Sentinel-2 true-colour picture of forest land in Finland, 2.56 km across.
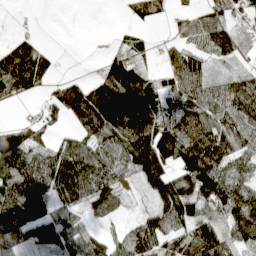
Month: April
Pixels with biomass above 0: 74%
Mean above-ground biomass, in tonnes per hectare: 81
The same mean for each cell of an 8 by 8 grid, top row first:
0 0 0 0 58 28 63 48
84 25 0 24 23 42 68 62
146 56 42 126 104 79 77 69
3 45 127 162 152 88 102 108
119 43 75 108 157 135 128 86
115 134 160 74 93 102 177 67
206 114 70 39 9 137 92 153
79 74 75 47 42 77 118 76
